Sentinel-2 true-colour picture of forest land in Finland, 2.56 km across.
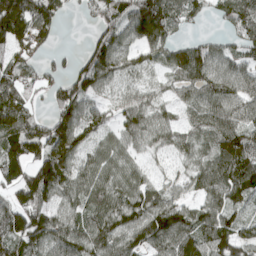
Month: April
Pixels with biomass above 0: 85%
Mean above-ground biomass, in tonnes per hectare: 97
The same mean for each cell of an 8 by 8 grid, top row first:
171 153 21 97 160 102 47 126
75 30 24 142 82 77 71 75
99 58 116 80 56 63 98 100
121 59 118 61 92 52 96 106
133 162 114 71 65 74 70 144
122 179 95 79 56 55 96 154
120 96 79 119 125 93 82 63
130 114 109 105 122 121 123 100
